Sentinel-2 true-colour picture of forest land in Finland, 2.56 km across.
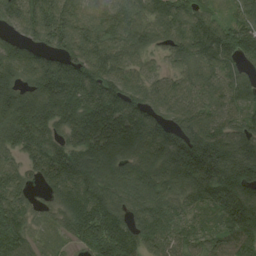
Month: August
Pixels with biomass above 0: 94%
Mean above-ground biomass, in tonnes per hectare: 145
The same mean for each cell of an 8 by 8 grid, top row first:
144 186 140 156 122 143 104 106
122 125 180 147 110 119 191 140
136 193 187 159 107 84 117 87
204 190 180 189 167 137 124 96
131 128 171 230 167 197 240 157
98 126 150 130 128 167 210 234
129 46 160 136 139 111 117 197
133 34 119 206 125 108 101 134
